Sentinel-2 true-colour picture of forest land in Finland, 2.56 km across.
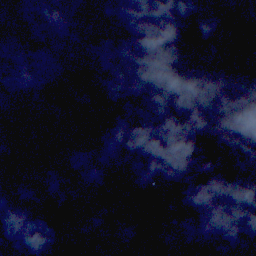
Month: November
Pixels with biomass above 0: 48%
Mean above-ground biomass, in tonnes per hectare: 58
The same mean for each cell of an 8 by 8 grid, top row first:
0 40 0 7 20 119 98 98
0 0 18 106 88 62 73 49
22 28 103 75 24 21 45 84
24 45 152 142 72 105 73 49
34 0 10 49 77 27 43 119
0 0 0 66 64 75 103 153
0 106 59 87 134 94 96 13
29 119 63 24 63 68 67 21
